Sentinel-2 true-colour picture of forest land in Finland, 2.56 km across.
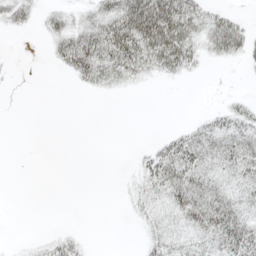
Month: May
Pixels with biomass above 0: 44%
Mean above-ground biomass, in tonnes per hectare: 18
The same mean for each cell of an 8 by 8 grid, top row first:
26 16 15 44 83 68 25 9
0 10 62 58 55 56 21 26
1 0 20 28 13 9 1 1
0 0 0 0 0 0 7 20
0 0 0 0 2 28 34 34
0 0 0 0 22 41 29 26
0 0 0 0 18 32 47 28
1 8 9 0 10 22 24 46
